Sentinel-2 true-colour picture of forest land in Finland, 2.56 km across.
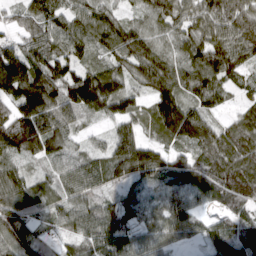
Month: March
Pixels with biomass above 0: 94%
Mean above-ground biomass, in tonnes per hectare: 99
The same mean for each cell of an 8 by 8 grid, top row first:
54 101 85 78 64 94 103 107
104 119 88 119 116 74 121 114
186 139 127 126 103 115 124 56
123 132 89 98 71 148 82 50
130 116 49 95 102 74 127 98
87 51 104 93 114 85 127 141
137 66 98 84 65 86 45 101
128 56 99 140 78 61 68 118
